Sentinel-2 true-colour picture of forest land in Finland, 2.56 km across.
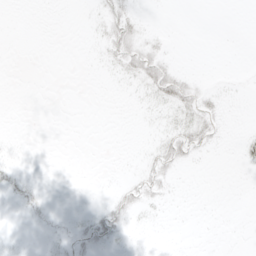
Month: May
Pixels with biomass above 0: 13%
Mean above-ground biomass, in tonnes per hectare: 3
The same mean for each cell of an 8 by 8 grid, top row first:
0 0 0 13 2 0 0 0
0 0 0 15 15 1 0 0
0 0 0 1 13 17 1 0
0 0 0 0 1 9 7 0
0 0 0 0 1 16 8 4
6 0 0 0 9 5 0 0
2 3 0 12 7 0 0 0
1 2 7 10 0 0 0 0
